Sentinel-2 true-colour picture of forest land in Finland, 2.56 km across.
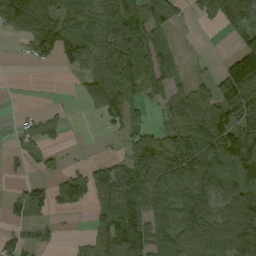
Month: September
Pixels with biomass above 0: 65%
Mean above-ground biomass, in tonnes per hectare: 80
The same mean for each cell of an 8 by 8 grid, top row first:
117 129 89 115 93 35 53 150
8 111 116 101 129 26 1 44
0 0 33 115 108 35 30 184
7 18 7 89 49 79 145 158
21 36 1 4 75 112 124 128
10 24 44 94 125 146 151 117
27 60 33 116 149 146 130 150
24 16 14 119 125 119 168 168
